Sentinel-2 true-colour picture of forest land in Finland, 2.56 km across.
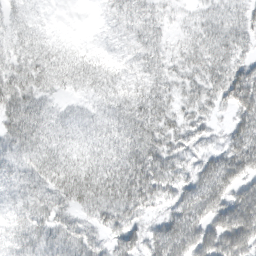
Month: March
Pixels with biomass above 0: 91%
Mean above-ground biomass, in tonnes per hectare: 43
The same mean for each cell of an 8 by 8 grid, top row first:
26 6 0 17 29 10 27 32
34 36 17 13 33 16 46 36
58 51 41 38 35 29 43 62
65 41 20 38 53 35 32 51
50 56 39 45 59 39 27 53
37 57 67 63 64 42 56 67
35 44 38 59 45 46 69 78
36 40 43 33 46 73 69 82
